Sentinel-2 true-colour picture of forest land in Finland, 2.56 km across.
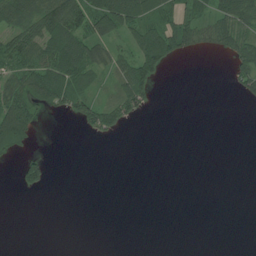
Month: July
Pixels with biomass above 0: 36%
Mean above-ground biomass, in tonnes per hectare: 31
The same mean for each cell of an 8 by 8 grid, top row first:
83 98 99 108 78 57 55 75
85 74 84 49 89 69 29 66
63 88 77 34 76 0 0 43
110 24 50 67 25 0 0 0
57 0 0 3 0 0 0 0
21 29 0 0 0 0 0 0
0 0 0 0 0 0 0 0
0 0 0 0 0 0 0 0
